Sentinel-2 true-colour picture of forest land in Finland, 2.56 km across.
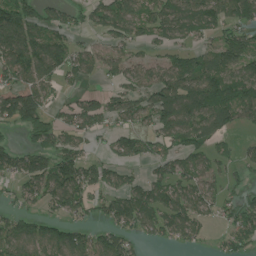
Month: July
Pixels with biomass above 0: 69%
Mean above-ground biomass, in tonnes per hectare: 81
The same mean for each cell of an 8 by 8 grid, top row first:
130 61 40 123 96 124 112 103
131 105 49 62 40 62 58 124
77 73 46 33 72 112 117 121
184 71 98 69 79 141 125 100
34 67 52 44 61 81 67 28
80 115 110 55 41 90 73 26
42 54 73 86 109 106 65 70
118 111 89 91 39 57 24 68
